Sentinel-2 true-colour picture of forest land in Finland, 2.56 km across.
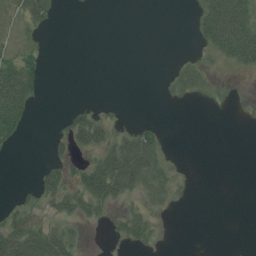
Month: July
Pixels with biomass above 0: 34%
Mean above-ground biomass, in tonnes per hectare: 16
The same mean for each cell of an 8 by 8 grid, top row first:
11 25 0 0 0 0 36 49
14 5 0 0 0 1 19 52
62 6 0 0 0 20 17 4
54 0 22 8 0 0 2 1
11 8 28 39 49 3 0 0
0 24 35 69 54 19 0 0
22 23 33 18 23 7 0 0
63 56 14 6 18 0 0 1
